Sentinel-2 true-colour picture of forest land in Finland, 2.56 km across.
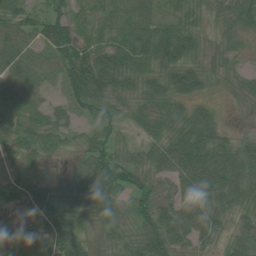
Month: July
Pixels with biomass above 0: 88%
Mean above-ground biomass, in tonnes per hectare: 48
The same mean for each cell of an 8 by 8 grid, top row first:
49 57 28 39 43 32 19 42
64 64 60 52 85 72 14 17
47 34 94 64 53 58 24 22
38 39 33 38 40 42 32 6
52 45 24 46 29 69 69 38
23 17 51 81 53 62 79 64
23 85 53 55 48 62 69 37
34 74 54 30 82 61 41 44
